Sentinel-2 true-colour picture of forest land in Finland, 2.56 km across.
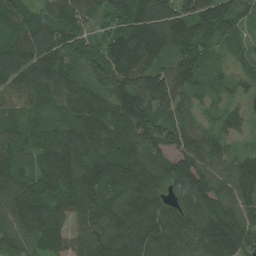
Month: July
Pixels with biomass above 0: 97%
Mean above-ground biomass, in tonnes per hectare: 134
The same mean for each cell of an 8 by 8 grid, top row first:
145 118 139 141 174 133 184 90
125 133 131 175 238 145 105 44
121 128 115 190 166 135 71 62
81 84 152 179 187 102 41 47
127 134 182 175 149 98 96 35
153 173 176 183 149 148 124 141
148 153 129 145 147 98 170 131
98 148 93 153 161 126 193 175
